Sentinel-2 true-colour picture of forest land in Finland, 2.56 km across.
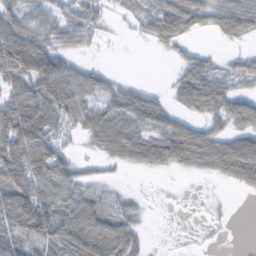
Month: October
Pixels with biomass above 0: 68%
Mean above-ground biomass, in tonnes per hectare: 48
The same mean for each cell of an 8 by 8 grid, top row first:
44 37 38 8 30 94 41 70
129 65 29 0 3 29 10 12
67 123 60 22 4 35 74 25
103 90 48 57 68 32 50 64
108 59 11 69 69 90 71 81
97 82 29 6 7 9 22 85
106 86 81 21 9 2 3 0
46 58 97 107 16 2 2 0
